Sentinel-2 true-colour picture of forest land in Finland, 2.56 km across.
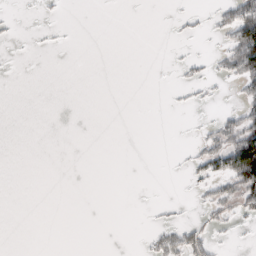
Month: March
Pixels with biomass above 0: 13%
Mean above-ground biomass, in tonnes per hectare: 10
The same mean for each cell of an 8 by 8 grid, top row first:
3 2 0 0 0 4 8 71
1 2 0 0 0 2 2 91
0 0 0 0 0 4 13 34
0 0 0 0 0 3 2 28
0 0 0 0 0 1 28 96
0 0 0 0 0 1 33 87
0 0 0 0 1 4 18 24
0 0 0 0 5 38 27 2
